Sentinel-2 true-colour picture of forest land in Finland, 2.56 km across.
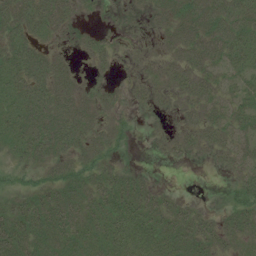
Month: July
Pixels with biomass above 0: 72%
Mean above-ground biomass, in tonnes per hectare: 27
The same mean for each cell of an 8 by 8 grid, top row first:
42 39 15 5 8 28 41 44
40 18 11 14 4 27 40 46
41 42 15 9 13 25 30 26
45 48 39 18 3 9 30 31
36 50 36 29 1 15 27 25
21 23 35 32 12 0 1 22
28 38 28 38 34 21 6 28
43 32 33 40 37 32 24 21
